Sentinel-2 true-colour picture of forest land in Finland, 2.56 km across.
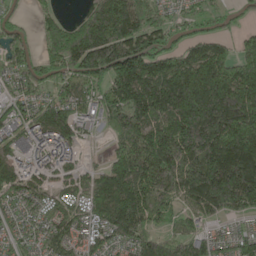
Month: May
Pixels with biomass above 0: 85%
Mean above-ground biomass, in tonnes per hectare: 169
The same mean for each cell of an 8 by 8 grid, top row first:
51 65 65 243 146 60 78 38
123 156 338 300 182 96 152 91
116 118 163 200 227 255 287 243
94 184 113 184 248 271 362 349
100 128 71 81 240 299 311 312
132 69 102 185 222 232 294 305
82 90 117 240 237 117 153 145
84 124 108 129 159 131 114 122
